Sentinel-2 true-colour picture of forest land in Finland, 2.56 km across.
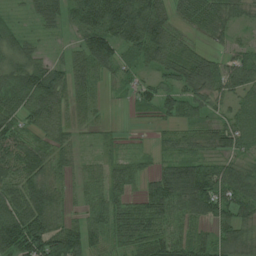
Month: July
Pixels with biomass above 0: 88%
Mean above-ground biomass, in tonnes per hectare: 68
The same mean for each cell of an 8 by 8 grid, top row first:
17 66 89 133 140 49 80 41
58 21 77 97 98 68 33 35
69 109 82 31 41 71 98 83
67 85 62 5 27 60 49 64
69 59 40 26 7 50 48 62
87 72 49 58 43 94 104 80
101 104 40 66 72 72 91 86
120 104 102 53 81 67 60 78
